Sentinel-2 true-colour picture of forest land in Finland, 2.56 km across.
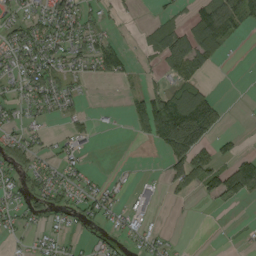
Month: September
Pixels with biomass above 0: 44%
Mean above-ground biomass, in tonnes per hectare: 29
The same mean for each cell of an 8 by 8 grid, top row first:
28 54 41 10 2 19 60 60
39 42 36 47 17 87 58 2
26 58 20 21 16 38 14 0
24 28 17 2 51 136 99 0
40 15 14 0 8 110 45 15
31 32 21 5 2 55 40 63
24 31 30 25 11 2 5 5
9 18 8 18 22 4 0 3
